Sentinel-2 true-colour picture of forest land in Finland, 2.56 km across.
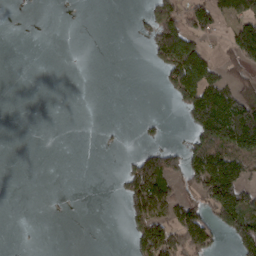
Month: March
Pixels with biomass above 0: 30%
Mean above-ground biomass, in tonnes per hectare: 50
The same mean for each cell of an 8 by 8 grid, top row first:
0 0 0 0 21 102 106 81
0 0 0 0 13 179 41 124
0 0 0 0 0 109 135 93
0 0 0 0 1 16 176 192
0 0 0 3 20 22 112 155
0 0 0 5 186 83 159 112
0 2 0 0 125 99 103 168
1 0 0 0 119 129 105 120
